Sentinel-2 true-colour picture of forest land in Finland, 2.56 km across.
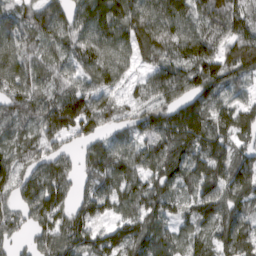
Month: March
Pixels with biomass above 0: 90%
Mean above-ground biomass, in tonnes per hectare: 98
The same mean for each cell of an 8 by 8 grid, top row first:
80 127 101 129 125 133 113 103
92 88 101 99 114 108 134 141
99 76 74 75 57 119 134 76
96 127 140 72 72 117 118 96
74 83 61 80 90 133 89 57
83 127 66 104 87 110 99 114
75 126 84 71 100 69 116 96
45 97 105 97 117 67 69 124
